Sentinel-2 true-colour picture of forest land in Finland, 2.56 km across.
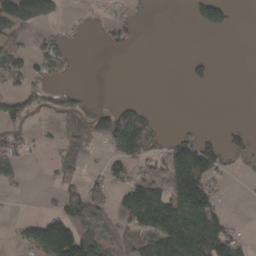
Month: April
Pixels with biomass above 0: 40%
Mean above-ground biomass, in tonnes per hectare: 52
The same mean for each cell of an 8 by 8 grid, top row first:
138 70 4 23 6 0 92 3
65 46 5 21 1 0 0 0
36 41 2 0 0 0 23 0
70 38 40 62 38 0 0 0
46 10 63 74 109 65 57 27
38 10 40 52 46 137 114 6
2 12 95 38 197 119 128 0
33 230 167 57 85 198 175 45
